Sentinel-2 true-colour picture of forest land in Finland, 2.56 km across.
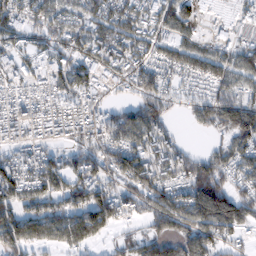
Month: February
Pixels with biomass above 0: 81%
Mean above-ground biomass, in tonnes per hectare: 94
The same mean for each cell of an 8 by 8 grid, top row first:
102 99 77 108 92 97 30 54
58 69 83 123 91 76 55 82
67 85 108 52 92 59 90 79
117 117 113 73 110 28 96 144
82 79 94 117 133 69 21 102
103 122 116 93 141 105 130 88
117 98 122 143 80 140 166 111
120 97 120 42 90 99 112 45
